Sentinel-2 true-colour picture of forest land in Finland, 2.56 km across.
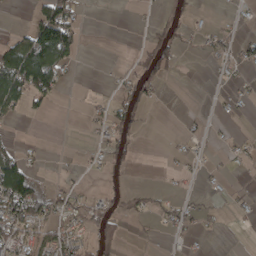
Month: April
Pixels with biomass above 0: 31%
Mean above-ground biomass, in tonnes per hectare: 29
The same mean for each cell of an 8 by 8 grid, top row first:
1 102 27 0 2 35 3 7
80 185 43 0 47 45 21 31
129 121 3 7 60 4 3 11
33 20 2 36 24 0 3 7
14 2 3 44 3 7 11 14
118 9 7 12 0 10 8 7
79 59 31 31 35 30 14 13
58 58 35 50 5 9 6 0
